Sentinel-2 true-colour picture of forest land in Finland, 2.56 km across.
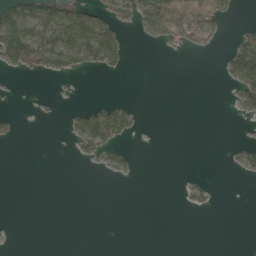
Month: May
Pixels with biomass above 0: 21%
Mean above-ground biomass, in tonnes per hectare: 17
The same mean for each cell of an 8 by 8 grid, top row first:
76 77 68 37 41 30 41 3
111 67 76 59 1 12 9 54
2 4 2 2 0 0 0 55
4 2 28 63 2 0 0 19
4 0 29 44 0 0 0 10
0 0 0 10 0 0 3 7
0 0 0 0 0 1 8 0
0 0 0 0 0 0 0 0
